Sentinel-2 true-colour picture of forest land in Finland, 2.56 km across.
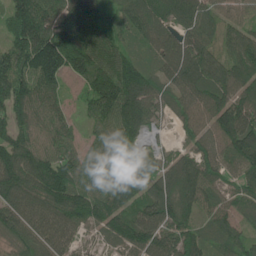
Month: June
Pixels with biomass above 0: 96%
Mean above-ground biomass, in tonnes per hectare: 114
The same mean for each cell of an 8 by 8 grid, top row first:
143 140 132 88 111 112 94 74
147 203 156 94 55 109 102 102
196 144 84 189 125 109 122 124
141 111 56 167 131 78 130 153
139 101 71 93 65 39 92 183
149 153 116 103 114 117 103 88
145 114 123 127 132 133 69 73
101 112 46 69 136 125 70 75
